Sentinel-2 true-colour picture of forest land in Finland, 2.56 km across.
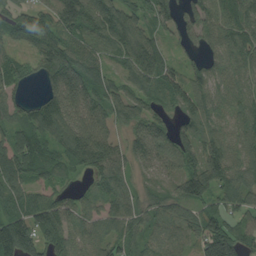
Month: August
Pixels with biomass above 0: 90%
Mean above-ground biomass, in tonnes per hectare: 88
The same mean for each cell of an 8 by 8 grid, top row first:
87 66 145 113 76 90 87 92
45 94 78 82 119 34 65 92
69 92 128 66 102 87 88 74
60 111 104 83 73 64 87 77
111 85 140 86 109 106 97 74
100 80 35 93 45 78 152 90
96 110 75 64 64 79 81 70
182 101 76 75 63 69 136 95
